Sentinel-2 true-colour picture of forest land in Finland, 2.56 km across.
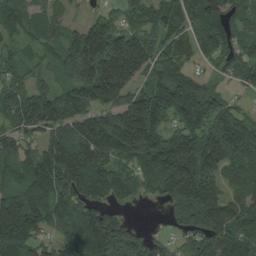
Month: August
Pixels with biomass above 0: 88%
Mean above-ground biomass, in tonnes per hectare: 121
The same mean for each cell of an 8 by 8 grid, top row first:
74 60 21 69 83 103 151 88
44 48 148 180 125 90 81 74
60 42 129 237 95 144 47 61
135 149 128 117 215 153 153 65
93 105 209 179 207 182 188 212
97 150 199 110 84 220 141 100
195 130 134 78 6 120 162 106
163 55 165 215 104 41 109 130
